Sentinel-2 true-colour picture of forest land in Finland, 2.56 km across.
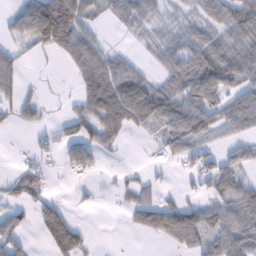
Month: February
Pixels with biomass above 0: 59%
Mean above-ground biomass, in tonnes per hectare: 48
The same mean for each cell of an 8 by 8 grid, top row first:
45 178 97 35 58 31 54 99
33 62 77 19 17 63 90 78
36 3 51 94 53 71 94 53
38 11 46 111 98 76 63 81
2 18 60 27 6 62 37 33
39 25 20 8 15 12 60 51
35 56 8 4 44 12 31 74
37 56 58 1 8 36 47 85
